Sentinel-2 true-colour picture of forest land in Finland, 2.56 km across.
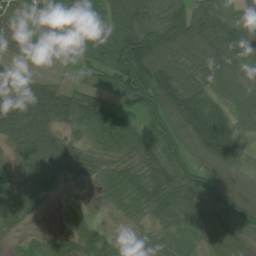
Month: July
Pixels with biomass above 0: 88%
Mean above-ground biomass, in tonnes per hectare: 67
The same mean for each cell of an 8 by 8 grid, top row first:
41 42 68 82 84 84 90 46
53 20 40 105 133 88 91 100
72 29 28 80 121 105 92 65
85 93 92 84 50 91 125 74
39 69 35 70 84 59 119 72
38 69 35 58 105 85 57 36
58 8 22 26 66 92 91 68
19 31 61 32 25 52 63 62
